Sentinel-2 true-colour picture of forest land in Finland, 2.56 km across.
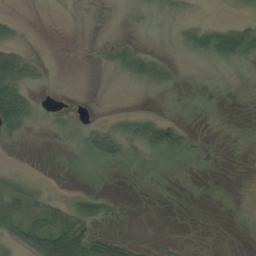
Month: August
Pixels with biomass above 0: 23%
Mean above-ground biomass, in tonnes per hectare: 10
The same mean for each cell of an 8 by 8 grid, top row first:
7 0 1 1 1 3 1 4
16 0 0 10 7 2 30 42
45 2 0 1 15 5 0 0
62 2 1 3 8 0 0 0
2 0 6 25 24 26 0 0
6 0 0 0 0 0 0 0
16 28 28 8 0 0 0 0
21 62 59 29 6 3 1 0
